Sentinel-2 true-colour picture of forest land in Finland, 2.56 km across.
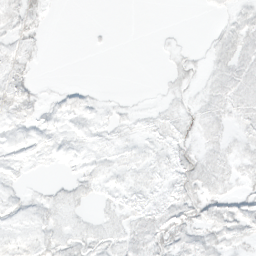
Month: March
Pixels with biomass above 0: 59%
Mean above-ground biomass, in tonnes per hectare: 6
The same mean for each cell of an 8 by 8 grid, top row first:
12 4 0 0 0 0 1 8
9 2 0 0 0 3 4 12
12 1 0 0 0 6 5 10
10 5 6 4 3 7 8 9
4 5 4 5 4 10 7 6
4 1 6 5 6 10 11 7
6 8 5 5 7 12 12 9
8 9 9 8 10 14 10 7
